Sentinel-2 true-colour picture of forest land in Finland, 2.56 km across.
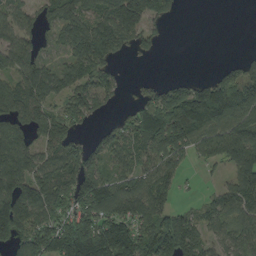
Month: August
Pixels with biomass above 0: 71%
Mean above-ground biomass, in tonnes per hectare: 101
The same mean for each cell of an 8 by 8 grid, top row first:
74 62 103 137 146 24 0 0
108 25 141 115 40 0 0 1
85 119 114 57 18 36 70 106
91 79 107 26 119 225 217 141
106 111 70 78 128 169 113 139
124 119 162 72 99 75 13 106
142 133 138 140 122 58 62 102
121 193 264 249 155 171 76 96
